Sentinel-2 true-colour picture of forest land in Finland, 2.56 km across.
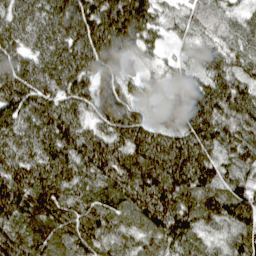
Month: April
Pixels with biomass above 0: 97%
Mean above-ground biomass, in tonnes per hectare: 119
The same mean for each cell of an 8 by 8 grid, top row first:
105 138 183 171 145 51 65 47
112 123 147 154 75 31 65 65
159 123 128 106 62 69 107 97
142 136 94 146 49 117 153 129
139 155 144 126 157 147 134 105
161 155 120 134 159 182 127 97
133 121 108 103 141 156 129 148
122 116 112 99 98 104 61 114
